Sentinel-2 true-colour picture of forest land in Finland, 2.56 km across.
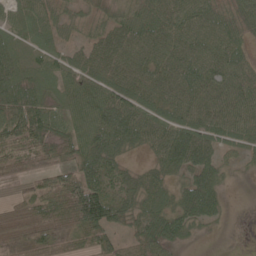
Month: May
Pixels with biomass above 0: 86%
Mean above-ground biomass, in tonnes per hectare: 52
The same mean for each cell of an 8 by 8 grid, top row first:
49 44 25 36 49 64 50 47
52 45 36 67 64 64 58 41
66 48 52 66 59 66 67 67
77 56 49 75 58 60 67 74
64 49 54 62 45 90 65 47
26 44 62 43 36 37 61 8
39 69 101 68 54 54 60 2
55 60 35 35 53 44 5 4
